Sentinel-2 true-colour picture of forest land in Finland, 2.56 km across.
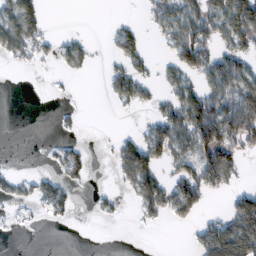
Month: February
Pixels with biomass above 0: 41%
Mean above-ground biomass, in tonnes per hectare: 42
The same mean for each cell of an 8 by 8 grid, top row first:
108 17 0 4 15 81 83 135
74 23 40 23 34 69 68 62
0 2 3 42 39 47 61 82
0 0 8 4 10 82 123 110
0 5 13 15 80 84 130 65
20 28 28 14 113 50 98 25
13 44 4 16 50 73 16 77
1 0 0 0 0 0 79 116
